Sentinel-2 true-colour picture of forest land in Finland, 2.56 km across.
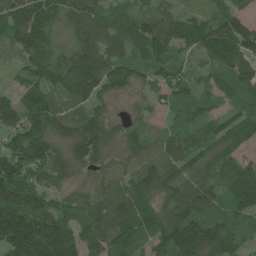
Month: June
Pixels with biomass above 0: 95%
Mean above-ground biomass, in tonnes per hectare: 99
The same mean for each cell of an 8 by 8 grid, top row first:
133 117 129 71 66 70 61 70
71 104 110 89 92 80 120 132
44 128 180 117 64 73 56 106
103 120 63 41 38 50 54 64
138 141 124 77 80 89 84 79
142 86 44 61 111 97 74 160
159 94 71 104 104 120 95 100
197 213 123 119 80 172 142 60
